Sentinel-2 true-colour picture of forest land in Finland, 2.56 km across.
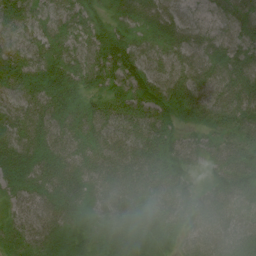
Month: July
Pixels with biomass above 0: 99%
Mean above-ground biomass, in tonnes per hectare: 55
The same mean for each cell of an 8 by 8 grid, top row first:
68 51 68 39 62 52 31 64
56 60 56 104 49 51 54 66
61 68 63 61 79 63 55 73
55 64 51 55 60 49 49 77
61 56 51 51 64 50 41 54
70 65 58 57 66 58 31 76
32 47 46 47 43 61 56 50
42 42 37 41 42 32 45 55
